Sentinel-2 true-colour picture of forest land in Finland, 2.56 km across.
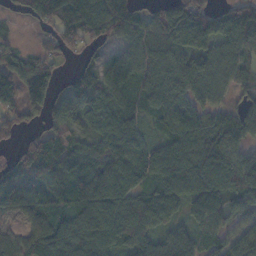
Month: November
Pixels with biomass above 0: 86%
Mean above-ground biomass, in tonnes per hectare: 83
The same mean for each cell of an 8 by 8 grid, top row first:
28 99 128 140 57 157 116 112
37 39 48 34 85 89 88 83
118 129 67 88 82 32 78 53
76 82 79 93 59 97 63 70
49 97 73 73 57 105 118 68
110 111 127 103 64 115 122 55
99 82 97 97 73 51 103 76
79 115 99 77 57 65 55 63
